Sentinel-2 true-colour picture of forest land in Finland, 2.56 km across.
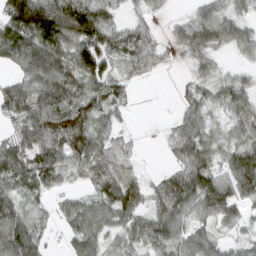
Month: March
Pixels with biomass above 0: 82%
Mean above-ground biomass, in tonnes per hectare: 61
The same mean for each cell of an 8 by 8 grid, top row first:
134 139 123 46 27 15 55 40
102 111 106 87 69 36 63 40
46 84 79 73 23 7 46 43
66 112 105 54 0 21 46 69
56 105 95 55 5 48 54 57
67 73 33 84 21 53 70 87
63 31 55 85 43 70 61 44
110 22 55 38 60 57 54 36
